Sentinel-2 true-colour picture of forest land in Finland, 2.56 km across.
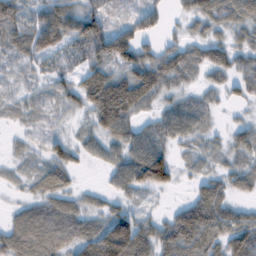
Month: February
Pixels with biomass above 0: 82%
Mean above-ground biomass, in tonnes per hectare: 52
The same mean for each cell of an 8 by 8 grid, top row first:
60 77 85 28 46 14 66 69
53 64 44 106 50 47 65 46
12 25 46 84 84 44 21 41
18 20 27 123 32 59 30 7
11 32 32 54 66 34 27 37
14 61 9 35 106 36 37 38
29 71 48 33 14 31 93 31
93 98 74 148 83 89 71 81
